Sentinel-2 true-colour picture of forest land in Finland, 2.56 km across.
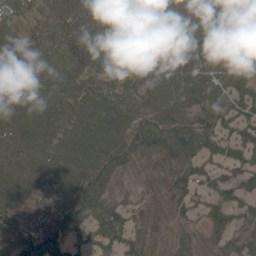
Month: June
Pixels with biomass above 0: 92%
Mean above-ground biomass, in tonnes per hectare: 76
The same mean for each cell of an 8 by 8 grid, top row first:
43 72 91 173 165 97 80 89
76 91 163 163 83 82 95 77
113 94 91 104 66 88 95 81
104 65 92 93 82 59 75 73
92 68 74 84 71 104 65 73
89 79 83 54 18 47 53 58
54 70 76 53 18 27 43 43
72 67 32 55 39 27 27 33
